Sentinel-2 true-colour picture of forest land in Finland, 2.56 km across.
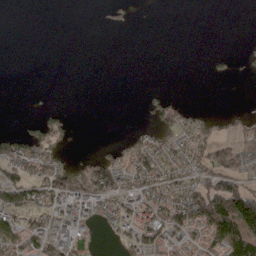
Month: May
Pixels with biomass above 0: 39%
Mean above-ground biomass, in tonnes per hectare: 40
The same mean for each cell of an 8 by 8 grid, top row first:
0 0 0 8 0 0 0 0
0 0 0 0 0 0 0 5
0 0 0 0 0 0 4 5
0 13 0 0 8 57 15 19
53 73 0 15 53 57 64 70
63 84 69 101 84 59 86 94
93 70 66 53 76 94 162 188
80 86 27 11 87 51 81 190
